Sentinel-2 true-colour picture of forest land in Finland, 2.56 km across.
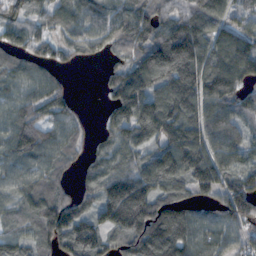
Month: November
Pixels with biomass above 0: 87%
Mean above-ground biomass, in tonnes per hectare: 108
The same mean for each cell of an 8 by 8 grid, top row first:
41 71 90 103 124 95 126 59
89 74 69 84 131 213 115 137
76 78 0 77 140 176 147 119
103 77 30 87 161 148 115 78
130 126 48 88 100 155 124 99
90 89 42 114 132 143 161 105
71 131 81 176 203 119 59 135
109 97 174 78 174 157 88 64
